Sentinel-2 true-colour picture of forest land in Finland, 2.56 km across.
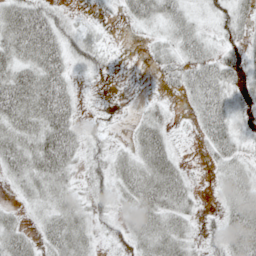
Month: May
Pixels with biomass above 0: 78%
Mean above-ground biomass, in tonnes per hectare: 32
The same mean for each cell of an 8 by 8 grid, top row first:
49 48 10 7 37 35 17 33
50 62 40 10 8 34 27 26
49 61 12 7 1 20 43 23
60 62 18 10 15 7 40 22
49 59 33 19 43 16 23 27
35 49 21 43 52 42 8 39
16 33 33 31 49 40 6 46
41 32 41 22 44 45 24 44
